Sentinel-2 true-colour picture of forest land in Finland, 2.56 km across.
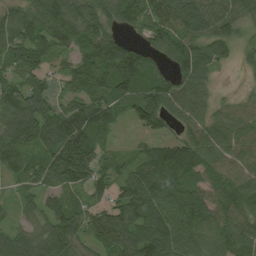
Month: August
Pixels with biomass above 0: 90%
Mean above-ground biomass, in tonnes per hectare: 92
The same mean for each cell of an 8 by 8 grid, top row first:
75 117 96 65 106 106 101 81
89 82 69 85 65 99 83 35
67 62 105 97 85 95 57 5
127 116 135 88 121 77 63 75
110 110 182 38 43 88 119 103
50 79 121 77 112 116 82 97
30 73 70 91 134 140 120 89
76 106 79 113 127 136 113 116
